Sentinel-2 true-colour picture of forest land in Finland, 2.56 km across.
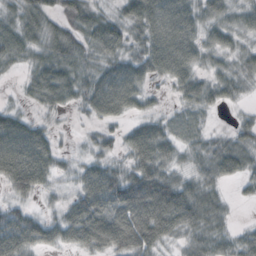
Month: October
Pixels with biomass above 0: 87%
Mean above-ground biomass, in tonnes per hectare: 51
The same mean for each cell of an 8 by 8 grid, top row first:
42 47 45 30 78 89 41 35
58 53 50 56 53 91 37 30
9 81 52 80 51 52 37 41
29 28 18 67 30 22 27 13
98 55 10 30 86 44 35 48
93 48 39 56 80 36 40 41
34 14 72 84 109 98 60 6
79 47 61 83 82 31 57 37
